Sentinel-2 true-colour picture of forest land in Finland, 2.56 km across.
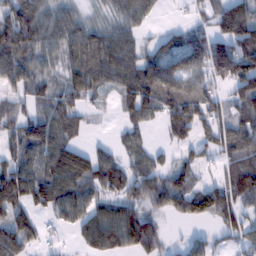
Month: February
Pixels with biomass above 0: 76%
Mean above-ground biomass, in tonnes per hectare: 74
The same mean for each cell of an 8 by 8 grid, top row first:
101 65 38 41 52 4 43 110
118 66 89 98 48 85 114 118
80 52 67 70 113 105 68 118
51 68 55 12 81 107 72 65
73 108 45 25 37 44 39 82
111 112 109 101 88 67 21 97
101 83 91 80 77 83 109 65
98 22 56 113 104 11 36 48
